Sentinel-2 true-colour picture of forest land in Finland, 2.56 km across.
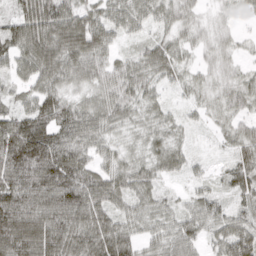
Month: March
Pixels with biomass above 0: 93%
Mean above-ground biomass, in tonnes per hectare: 57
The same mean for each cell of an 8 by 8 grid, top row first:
49 92 67 55 55 49 20 17
67 96 87 41 37 48 29 18
36 65 52 56 57 32 28 38
53 83 65 63 42 20 29 41
110 103 63 39 34 35 8 55
82 109 85 62 48 25 21 58
103 91 104 61 43 28 46 33
117 104 86 95 36 50 32 79
